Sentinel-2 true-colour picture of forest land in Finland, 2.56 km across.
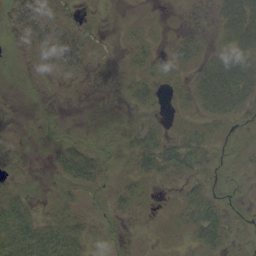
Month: September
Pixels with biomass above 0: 56%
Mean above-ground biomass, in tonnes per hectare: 17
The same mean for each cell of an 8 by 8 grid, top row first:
19 20 12 1 2 1 4 63
2 22 34 3 17 18 12 37
0 5 4 1 22 8 51 64
2 2 0 1 11 8 25 24
3 4 19 8 33 31 24 10
6 4 46 15 24 23 25 9
34 12 14 18 10 11 40 10
50 47 30 5 1 6 39 10
